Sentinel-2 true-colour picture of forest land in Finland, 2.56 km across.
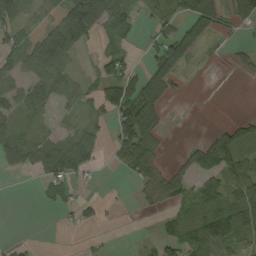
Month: September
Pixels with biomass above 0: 51%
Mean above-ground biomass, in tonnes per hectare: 39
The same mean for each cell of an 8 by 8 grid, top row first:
49 30 138 77 20 31 74 49
50 116 45 23 17 76 12 11
47 95 32 42 40 25 1 5
44 22 30 59 105 0 0 3
57 37 58 41 93 1 49 59
9 46 33 3 52 35 60 50
0 8 29 2 9 29 62 93
6 0 2 1 8 53 109 61
